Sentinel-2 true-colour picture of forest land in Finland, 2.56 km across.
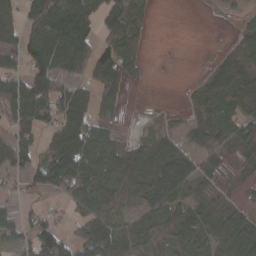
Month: March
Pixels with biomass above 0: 67%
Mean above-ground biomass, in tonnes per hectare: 59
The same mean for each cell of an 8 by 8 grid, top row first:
48 107 93 82 25 0 2 17
87 101 89 65 13 0 1 33
76 85 44 63 6 0 37 76
87 81 77 34 4 2 50 56
80 37 90 52 53 44 86 83
38 67 109 90 105 118 31 19
37 22 67 91 71 81 46 37
47 87 90 123 110 90 76 78
